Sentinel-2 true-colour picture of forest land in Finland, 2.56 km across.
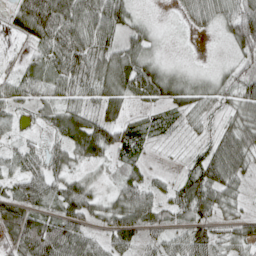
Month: April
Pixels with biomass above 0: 92%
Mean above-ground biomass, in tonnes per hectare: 54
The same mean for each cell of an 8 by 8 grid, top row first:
55 110 87 81 15 10 46 84
7 69 78 58 52 5 2 55
45 62 65 77 84 53 33 55
35 47 61 57 28 41 35 53
34 37 89 80 47 15 39 80
54 69 34 24 42 22 91 55
70 42 75 58 74 55 70 33
76 105 65 52 43 41 57 49
